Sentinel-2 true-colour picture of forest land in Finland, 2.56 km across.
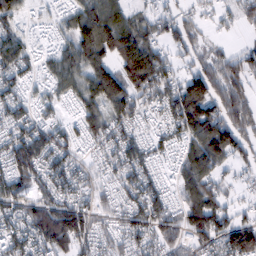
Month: February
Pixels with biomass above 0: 84%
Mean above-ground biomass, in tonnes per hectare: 77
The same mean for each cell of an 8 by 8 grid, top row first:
64 18 87 108 41 50 25 52
82 25 119 110 127 50 38 25
68 46 78 134 146 59 126 82
68 37 63 84 45 101 125 103
98 87 57 79 53 54 143 92
94 83 63 49 80 49 95 25
68 98 95 47 100 56 132 37
87 131 93 49 76 65 80 133
